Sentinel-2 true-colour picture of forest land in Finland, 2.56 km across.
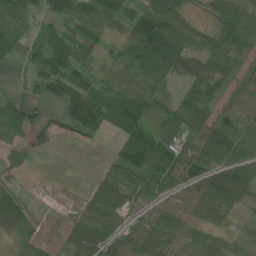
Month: June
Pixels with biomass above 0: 78%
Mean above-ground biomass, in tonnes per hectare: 59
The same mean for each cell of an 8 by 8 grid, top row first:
60 45 82 64 87 91 44 85
25 69 70 25 129 134 73 58
1 74 66 44 76 57 82 47
62 17 117 94 87 70 73 50
27 20 11 24 116 63 101 76
18 1 2 59 73 78 85 81
76 7 42 81 35 46 81 33
36 29 60 56 77 48 50 28
